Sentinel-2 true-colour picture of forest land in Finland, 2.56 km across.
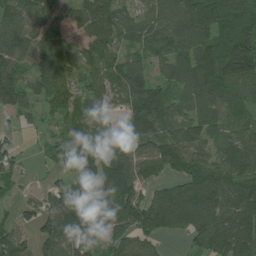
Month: July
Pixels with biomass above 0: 85%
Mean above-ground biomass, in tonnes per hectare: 91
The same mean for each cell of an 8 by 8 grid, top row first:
121 95 152 96 59 99 137 234
116 108 51 66 78 79 113 197
113 103 55 71 134 57 125 125
50 45 70 35 210 86 88 61
15 31 106 51 80 108 79 73
31 21 94 129 59 38 92 84
33 111 144 116 118 124 109 106
82 99 130 66 70 12 83 110
